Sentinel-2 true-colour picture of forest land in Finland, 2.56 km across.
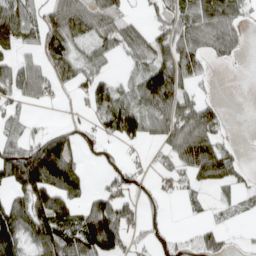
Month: April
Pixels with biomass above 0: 58%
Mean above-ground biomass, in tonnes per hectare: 69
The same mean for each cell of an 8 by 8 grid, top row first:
116 78 112 87 23 60 99 60
63 92 49 54 76 70 76 33
90 72 64 50 93 121 36 0
47 5 23 102 91 110 78 0
64 116 47 23 36 94 117 11
142 162 78 32 27 48 96 28
116 133 73 115 35 2 17 21
141 115 124 115 32 26 71 13
